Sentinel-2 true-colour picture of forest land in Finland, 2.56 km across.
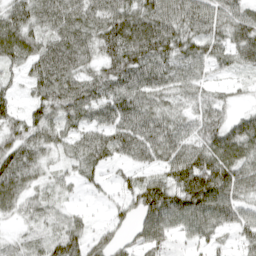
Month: April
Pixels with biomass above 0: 87%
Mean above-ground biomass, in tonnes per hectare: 70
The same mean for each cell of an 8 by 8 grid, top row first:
71 85 90 103 95 88 80 67
89 80 90 92 112 86 69 76
29 90 79 89 97 73 36 18
43 75 84 91 84 53 65 26
69 56 61 82 94 81 84 96
91 29 47 19 49 87 139 95
42 38 14 32 105 103 111 72
19 40 59 38 72 35 50 39
